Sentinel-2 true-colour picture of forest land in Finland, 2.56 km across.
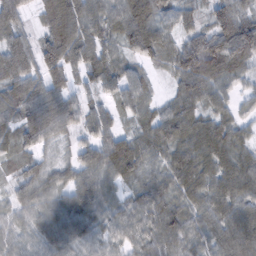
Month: February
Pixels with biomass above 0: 94%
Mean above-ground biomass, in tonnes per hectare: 74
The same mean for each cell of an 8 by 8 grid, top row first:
66 67 106 88 125 60 49 81
90 84 101 62 102 71 105 126
91 85 38 63 50 60 91 44
102 115 63 51 57 77 68 44
69 44 51 100 68 85 95 65
48 58 66 63 67 91 81 91
52 57 79 47 78 79 78 78
55 62 56 47 70 86 68 108
